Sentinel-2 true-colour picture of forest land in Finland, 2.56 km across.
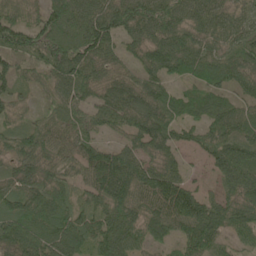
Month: June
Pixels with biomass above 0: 91%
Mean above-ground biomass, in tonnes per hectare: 77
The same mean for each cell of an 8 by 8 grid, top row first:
76 86 108 108 105 98 89 70
70 77 107 67 77 107 75 79
58 56 102 70 74 54 76 70
47 50 64 91 105 73 85 66
76 79 74 38 76 58 71 79
63 69 55 125 89 70 26 99
76 83 55 89 80 125 84 93
78 82 73 89 56 54 84 39
